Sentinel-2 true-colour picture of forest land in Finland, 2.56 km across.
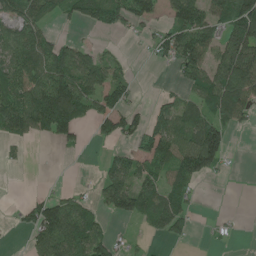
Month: June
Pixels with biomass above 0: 54%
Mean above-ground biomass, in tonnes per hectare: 62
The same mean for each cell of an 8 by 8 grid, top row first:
67 47 66 83 69 87 87 145
95 74 42 10 15 109 86 126
91 117 105 73 1 21 97 147
111 171 95 81 24 78 78 80
23 19 27 25 58 92 158 1
0 1 1 74 79 67 54 1
13 94 70 55 84 81 0 1
0 106 116 46 11 26 7 6
